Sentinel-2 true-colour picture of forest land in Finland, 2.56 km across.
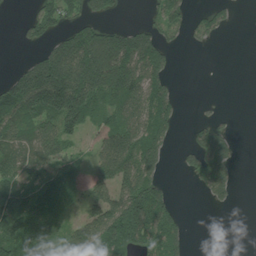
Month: July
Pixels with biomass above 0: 58%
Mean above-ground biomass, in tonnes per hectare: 88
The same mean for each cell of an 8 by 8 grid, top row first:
5 92 78 35 21 67 42 6
9 87 217 216 156 24 12 0
123 285 242 208 147 16 0 0
138 162 162 91 124 61 7 1
101 112 42 123 156 18 104 13
116 83 32 125 137 6 113 9
143 99 49 150 203 44 13 2
153 123 165 193 114 86 0 0
